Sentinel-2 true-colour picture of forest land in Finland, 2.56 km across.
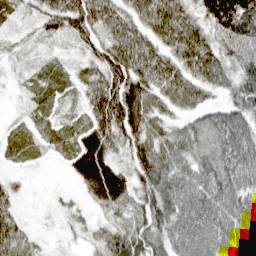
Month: March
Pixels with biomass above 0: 90%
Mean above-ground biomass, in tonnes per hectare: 52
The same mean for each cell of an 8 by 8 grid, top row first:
23 50 73 60 57 75 60 96
20 18 35 79 58 68 65 68
9 27 29 85 70 61 60 64
6 22 25 98 83 32 40 60
34 23 49 57 73 69 67 69
12 2 43 64 68 81 73 70
27 9 15 51 70 77 78 67
62 12 13 60 77 67 77 65
